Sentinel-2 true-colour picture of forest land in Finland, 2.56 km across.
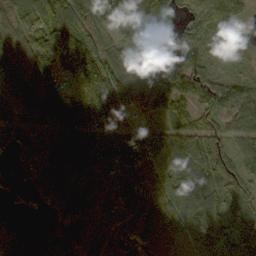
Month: October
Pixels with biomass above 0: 91%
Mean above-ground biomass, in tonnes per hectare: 92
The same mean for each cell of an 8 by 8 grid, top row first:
62 83 97 63 115 87 62 48
78 167 214 85 47 91 71 43
96 114 196 175 177 176 95 44
68 114 190 182 109 85 88 80
42 63 85 49 67 87 90 50
57 71 64 41 59 100 124 93
21 45 77 96 96 111 130 78
82 116 68 93 100 77 114 67
